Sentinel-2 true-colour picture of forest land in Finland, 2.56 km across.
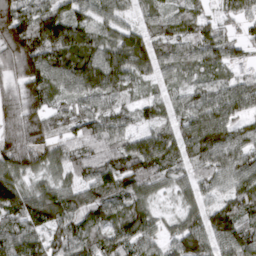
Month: March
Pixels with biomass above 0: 92%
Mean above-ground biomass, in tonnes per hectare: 89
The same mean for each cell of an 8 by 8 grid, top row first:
143 112 76 63 46 53 44 62
175 137 132 100 98 77 91 52
112 115 130 127 58 42 54 54
142 101 80 78 46 54 98 73
172 91 76 73 99 85 103 73
101 67 69 115 122 54 72 89
106 116 81 89 80 42 68 83
91 79 95 87 85 77 100 102
